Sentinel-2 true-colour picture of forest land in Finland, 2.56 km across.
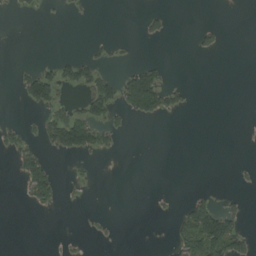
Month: August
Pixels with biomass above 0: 15%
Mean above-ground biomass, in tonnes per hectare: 16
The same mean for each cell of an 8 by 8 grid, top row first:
6 2 4 0 10 1 0 0
0 0 1 11 0 0 15 0
12 53 44 35 96 3 0 0
0 31 33 38 62 18 0 0
28 39 78 17 0 0 0 0
17 62 5 0 0 0 0 3
1 17 2 0 0 9 64 17
0 1 3 4 0 30 134 49
